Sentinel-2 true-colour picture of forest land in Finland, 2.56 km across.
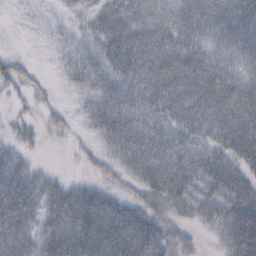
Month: October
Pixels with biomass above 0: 79%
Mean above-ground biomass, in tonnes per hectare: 47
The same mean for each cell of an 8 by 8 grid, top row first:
2 6 16 59 53 55 64 82
1 6 28 59 67 71 52 69
32 5 36 54 58 67 70 54
8 13 16 61 45 52 60 70
19 3 7 32 53 50 43 70
59 23 9 16 42 59 62 51
77 51 89 71 42 36 44 77
63 60 97 99 84 34 6 84
